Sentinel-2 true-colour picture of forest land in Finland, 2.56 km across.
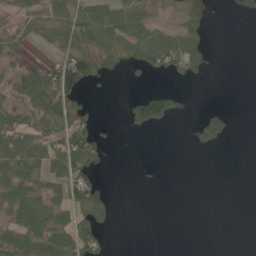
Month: June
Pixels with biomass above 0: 43%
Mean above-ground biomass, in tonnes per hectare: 33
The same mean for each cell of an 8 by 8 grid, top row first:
36 60 68 72 42 17 12 6
29 15 79 46 70 95 30 0
42 85 91 10 5 18 4 0
39 84 41 0 85 29 17 0
66 62 85 6 0 0 22 0
68 53 71 2 2 0 0 0
53 62 65 26 0 0 0 0
68 89 98 11 0 0 0 0
